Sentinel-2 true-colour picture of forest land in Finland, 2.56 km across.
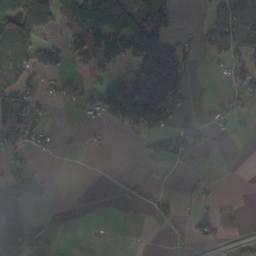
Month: October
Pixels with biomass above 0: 39%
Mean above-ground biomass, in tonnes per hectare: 37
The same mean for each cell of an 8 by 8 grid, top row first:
105 58 73 94 84 23 16 57
99 41 78 91 98 60 20 29
70 12 24 75 140 69 1 29
87 12 23 97 127 43 8 23
35 12 2 1 14 41 14 2
36 5 0 3 3 1 3 0
112 7 0 0 5 17 18 4
119 29 0 0 0 12 14 19
